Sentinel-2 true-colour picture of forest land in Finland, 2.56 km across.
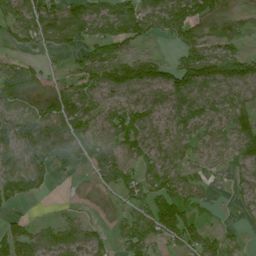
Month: July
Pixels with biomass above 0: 77%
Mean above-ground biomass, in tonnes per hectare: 69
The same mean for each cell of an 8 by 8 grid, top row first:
76 104 81 86 94 100 100 50
27 42 59 68 24 39 59 41
132 43 71 99 135 108 121 97
77 84 77 54 79 89 86 75
98 107 64 69 71 57 48 68
110 57 21 97 58 67 34 35
27 2 22 31 77 139 24 27
100 66 66 38 84 70 60 22
